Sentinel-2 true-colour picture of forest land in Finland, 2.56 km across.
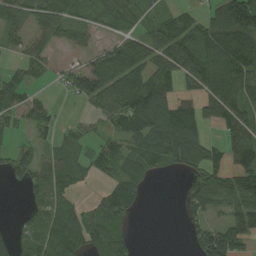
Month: August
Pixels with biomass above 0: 68%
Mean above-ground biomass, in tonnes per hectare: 72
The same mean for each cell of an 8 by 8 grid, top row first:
46 82 35 54 31 56 54 169
46 55 61 63 93 116 99 143
65 34 133 114 109 69 135 123
85 42 18 77 153 105 65 86
23 43 53 51 86 118 68 100
41 87 48 46 52 21 94 142
4 58 43 85 12 9 74 108
32 72 100 84 1 0 144 87
